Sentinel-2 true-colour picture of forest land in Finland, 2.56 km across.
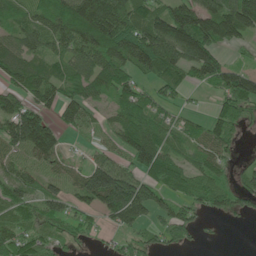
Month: June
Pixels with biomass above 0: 77%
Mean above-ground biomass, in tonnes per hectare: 81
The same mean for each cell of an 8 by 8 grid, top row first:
66 93 146 156 97 147 124 173
76 79 117 152 158 162 140 39
68 90 81 98 45 65 71 107
133 64 79 41 64 30 17 59
89 140 9 32 119 55 83 22
58 58 73 179 96 74 68 45
72 60 50 157 101 64 60 48
82 60 26 20 52 57 5 0
